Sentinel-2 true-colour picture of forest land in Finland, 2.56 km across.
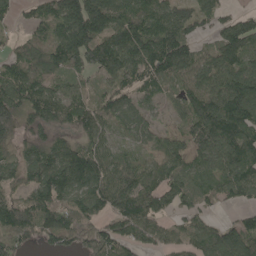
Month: May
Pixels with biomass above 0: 85%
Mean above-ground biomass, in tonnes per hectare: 101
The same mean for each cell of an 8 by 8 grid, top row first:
36 95 217 145 98 116 77 59
58 103 181 132 140 161 56 137
99 82 61 86 93 100 108 129
122 118 117 89 69 58 161 136
64 81 77 63 51 62 126 125
80 161 164 93 88 95 84 110
146 132 105 95 120 63 41 40
127 65 116 115 76 57 105 129
